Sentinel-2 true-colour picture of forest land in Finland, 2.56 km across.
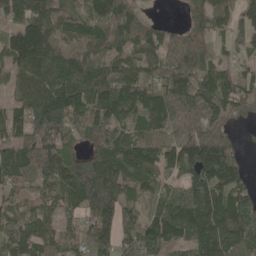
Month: May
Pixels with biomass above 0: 89%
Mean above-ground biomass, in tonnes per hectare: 113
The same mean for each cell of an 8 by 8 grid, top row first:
86 118 103 115 30 3 99 73
167 152 94 104 96 125 61 45
84 130 138 121 107 135 92 101
84 199 139 126 117 201 150 62
111 155 65 132 148 162 196 30
96 122 195 183 118 53 140 85
72 67 118 172 84 105 145 121
102 92 79 134 142 101 137 118
